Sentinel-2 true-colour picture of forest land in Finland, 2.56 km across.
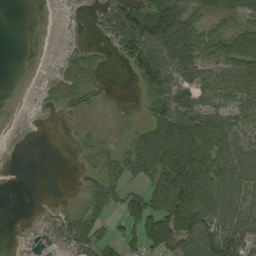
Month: September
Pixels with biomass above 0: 59%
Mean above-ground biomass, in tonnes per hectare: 44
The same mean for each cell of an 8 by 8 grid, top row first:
0 0 5 86 83 84 34 37
0 1 17 25 92 90 48 67
0 16 52 2 56 86 66 80
1 6 13 1 14 111 49 32
0 0 5 6 75 124 79 48
0 0 5 38 43 118 106 75
0 5 13 20 86 117 106 56
4 22 70 25 65 88 94 85
